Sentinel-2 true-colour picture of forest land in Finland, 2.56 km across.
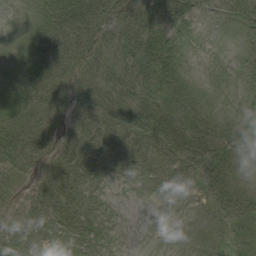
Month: August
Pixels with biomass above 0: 82%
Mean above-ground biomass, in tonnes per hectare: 29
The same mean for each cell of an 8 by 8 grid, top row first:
4 43 69 49 51 43 9 27
12 48 47 43 58 24 1 10
27 49 32 45 53 41 5 8
37 42 28 50 56 54 25 12
55 25 39 39 37 67 56 19
27 26 27 5 13 19 50 13
13 35 28 4 1 4 22 45
16 10 14 2 0 1 10 25
